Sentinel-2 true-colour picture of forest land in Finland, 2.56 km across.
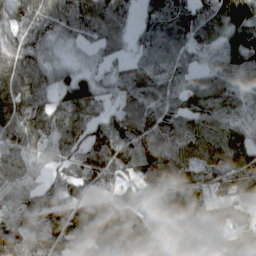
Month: April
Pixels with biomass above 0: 92%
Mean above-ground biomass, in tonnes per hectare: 88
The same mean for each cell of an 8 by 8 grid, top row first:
76 93 121 134 61 137 100 147
79 62 33 70 66 93 55 117
119 76 68 62 88 63 86 74
128 105 106 44 109 72 94 57
93 66 83 116 111 96 91 30
82 33 62 97 109 94 52 63
60 74 85 148 87 110 76 40
116 95 104 210 132 57 61 78
